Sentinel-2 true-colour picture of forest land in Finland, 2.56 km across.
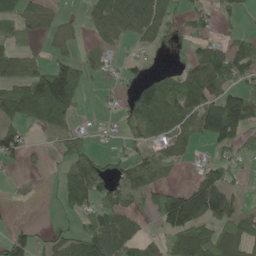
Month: May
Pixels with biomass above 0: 57%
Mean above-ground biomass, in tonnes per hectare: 59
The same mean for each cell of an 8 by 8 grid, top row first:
69 47 15 69 99 44 37 26
52 20 22 24 36 13 65 73
89 157 73 13 44 55 100 60
99 168 33 15 100 82 120 155
74 8 34 13 56 65 52 67
4 4 95 55 74 12 69 23
3 1 54 68 32 136 125 31
67 29 77 100 55 78 89 80
